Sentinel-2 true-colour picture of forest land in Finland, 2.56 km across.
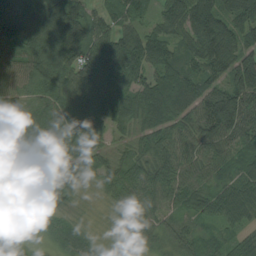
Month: August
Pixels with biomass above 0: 95%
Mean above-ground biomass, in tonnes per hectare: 74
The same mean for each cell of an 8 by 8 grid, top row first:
102 115 108 56 41 82 102 81
71 116 119 117 125 58 94 83
74 93 116 129 77 93 77 109
53 55 89 113 87 93 123 123
54 47 65 42 57 93 77 75
35 64 41 57 86 96 54 65
53 33 20 38 66 54 66 74
43 23 57 13 47 58 45 45
